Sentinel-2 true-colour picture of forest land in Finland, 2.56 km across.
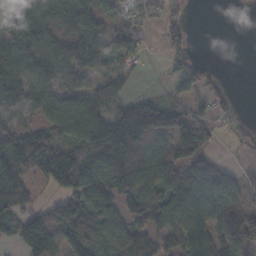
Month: November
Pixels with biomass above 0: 74%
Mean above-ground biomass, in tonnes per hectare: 86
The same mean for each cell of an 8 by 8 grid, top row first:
156 123 145 68 64 30 0 0
134 118 131 92 33 37 0 0
173 104 75 79 6 49 40 0
125 81 133 91 120 75 48 15
124 93 118 160 123 115 53 16
126 113 161 140 119 97 105 24
84 38 128 100 117 133 103 83
46 104 84 77 84 94 87 114
